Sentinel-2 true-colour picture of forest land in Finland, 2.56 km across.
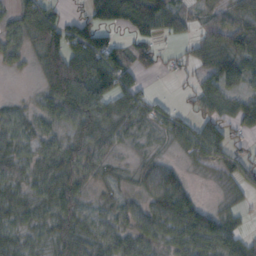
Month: October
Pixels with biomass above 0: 80%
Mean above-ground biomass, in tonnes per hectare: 50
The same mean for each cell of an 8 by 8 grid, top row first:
43 72 45 116 146 67 35 61
36 84 112 90 48 15 64 70
3 60 109 107 25 8 48 63
28 36 77 50 45 30 51 57
37 33 50 31 12 27 80 22
36 53 43 12 37 44 10 41
41 39 37 24 46 95 30 21
36 34 57 49 48 50 72 48
